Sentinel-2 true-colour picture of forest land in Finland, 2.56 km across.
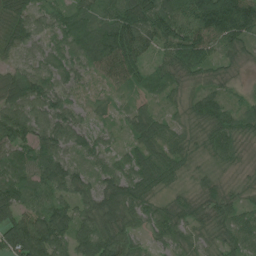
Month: July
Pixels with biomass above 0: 97%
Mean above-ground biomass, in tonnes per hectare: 68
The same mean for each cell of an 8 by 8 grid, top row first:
74 50 83 83 109 102 148 133
55 46 94 138 71 100 82 65
68 68 42 59 49 46 46 18
89 92 39 14 57 26 78 54
82 99 66 34 68 52 50 43
74 92 59 68 79 42 28 14
82 79 62 86 63 45 51 45
121 128 70 83 39 56 35 61
